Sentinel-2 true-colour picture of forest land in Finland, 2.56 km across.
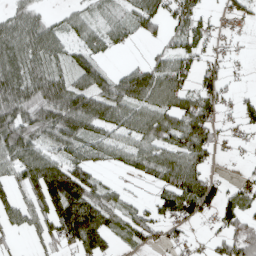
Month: April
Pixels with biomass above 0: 67%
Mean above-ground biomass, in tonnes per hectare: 55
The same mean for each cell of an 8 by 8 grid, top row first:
48 27 37 23 77 52 25 22
53 76 43 31 8 43 31 6
65 83 61 61 101 74 38 6
105 106 138 78 93 72 51 36
103 62 60 65 81 66 68 12
53 124 79 8 34 69 48 12
56 82 125 55 33 70 43 57
13 36 92 32 34 20 19 72
